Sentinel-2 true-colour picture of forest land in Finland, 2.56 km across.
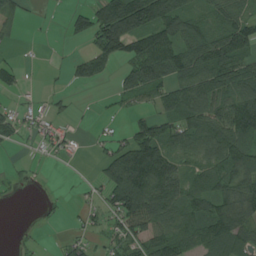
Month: August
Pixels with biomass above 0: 62%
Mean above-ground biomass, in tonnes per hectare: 61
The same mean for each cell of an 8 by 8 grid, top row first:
36 3 38 129 138 110 40 56
11 1 9 127 109 99 108 96
32 3 43 24 102 81 97 81
40 29 4 11 34 79 89 130
12 44 9 39 130 69 88 111
7 3 2 97 152 107 75 114
1 6 18 61 124 84 83 106
5 3 38 46 82 86 70 70
